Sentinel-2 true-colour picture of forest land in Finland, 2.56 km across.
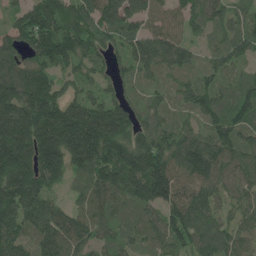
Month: June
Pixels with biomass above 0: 94%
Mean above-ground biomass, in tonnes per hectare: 133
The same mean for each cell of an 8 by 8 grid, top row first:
77 174 153 147 129 94 116 66
116 190 153 80 141 134 57 119
176 122 103 71 67 73 87 75
206 215 198 176 90 68 131 112
249 216 247 201 159 141 124 120
213 155 93 155 221 160 146 102
184 141 90 104 111 157 107 80
127 147 129 76 85 127 113 94
